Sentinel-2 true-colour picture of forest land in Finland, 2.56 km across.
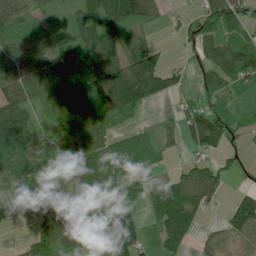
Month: July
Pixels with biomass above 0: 72%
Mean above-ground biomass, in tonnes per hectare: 60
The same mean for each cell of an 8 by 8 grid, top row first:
44 20 54 101 76 8 60 72
47 32 72 68 55 5 51 72
83 86 119 142 181 42 33 38
121 30 114 95 36 18 51 9
129 31 100 52 44 16 81 10
56 67 77 75 25 28 50 15
21 58 89 67 29 125 32 56
7 79 88 144 42 76 21 25
